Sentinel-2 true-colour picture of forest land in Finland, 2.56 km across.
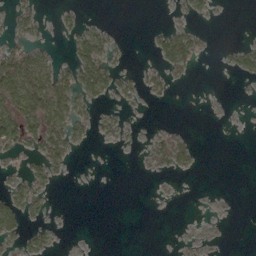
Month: March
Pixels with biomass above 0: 28%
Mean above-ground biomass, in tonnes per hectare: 18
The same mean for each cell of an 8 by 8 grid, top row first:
24 2 11 0 0 5 9 0
34 14 42 21 1 58 5 16
129 77 61 38 19 12 0 6
89 128 29 8 1 0 0 0
58 62 12 6 4 31 0 0
13 29 0 0 1 6 0 0
43 15 0 0 0 0 0 0
18 18 0 0 0 1 2 0
